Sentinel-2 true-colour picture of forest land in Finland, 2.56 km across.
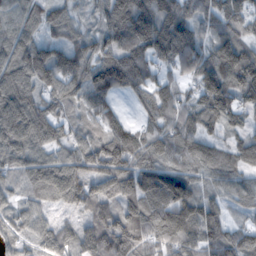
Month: November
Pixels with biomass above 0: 90%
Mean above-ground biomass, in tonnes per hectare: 93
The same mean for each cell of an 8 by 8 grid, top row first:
82 72 34 129 147 117 80 102
100 75 73 102 138 129 87 115
114 111 97 135 105 68 115 125
138 93 50 74 49 100 120 83
112 81 77 142 102 98 80 77
62 110 92 135 105 85 60 73
50 44 60 70 108 114 72 35
62 71 103 136 93 106 87 81
